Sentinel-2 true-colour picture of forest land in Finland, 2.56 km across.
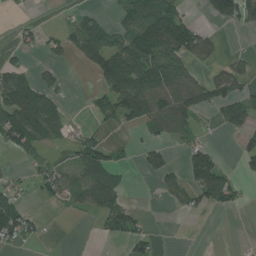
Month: July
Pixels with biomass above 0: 44%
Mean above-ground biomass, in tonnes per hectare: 47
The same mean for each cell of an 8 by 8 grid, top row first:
5 0 33 21 101 78 40 72
23 20 73 83 123 101 53 5
68 22 0 116 113 97 54 51
100 87 1 76 103 101 33 74
56 40 63 39 28 24 36 25
20 50 62 64 20 26 114 30
80 8 20 61 10 11 32 15
51 9 0 22 49 0 0 2
